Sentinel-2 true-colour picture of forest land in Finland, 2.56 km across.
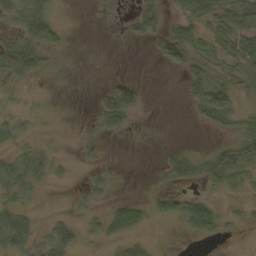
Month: October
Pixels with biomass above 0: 48%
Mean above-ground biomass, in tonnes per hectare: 20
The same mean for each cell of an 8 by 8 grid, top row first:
35 40 0 3 40 20 47 54
53 38 0 0 3 50 22 42
35 10 0 13 3 1 34 27
21 7 0 49 6 0 42 26
23 11 7 1 1 3 6 37
55 27 3 12 1 26 33 26
37 1 7 17 21 25 35 6
54 30 16 21 11 1 13 2
